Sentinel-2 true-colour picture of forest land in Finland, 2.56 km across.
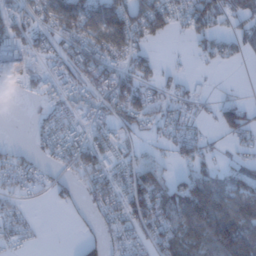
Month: January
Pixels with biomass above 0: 60%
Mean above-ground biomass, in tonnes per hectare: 43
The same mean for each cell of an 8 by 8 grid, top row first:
56 61 113 104 82 49 72 49
66 38 60 79 31 1 31 30
18 24 44 54 39 18 9 1
0 25 34 44 51 29 10 56
8 32 54 42 17 36 20 24
38 22 37 48 75 27 49 48
20 5 13 48 76 87 104 82
18 1 15 24 30 66 80 95
